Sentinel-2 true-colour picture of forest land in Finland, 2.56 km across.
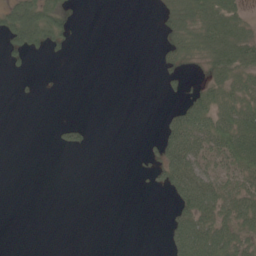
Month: June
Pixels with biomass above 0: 35%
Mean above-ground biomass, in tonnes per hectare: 27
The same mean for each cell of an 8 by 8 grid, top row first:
100 76 4 0 0 75 92 50
53 35 2 0 0 46 78 90
4 1 0 0 0 13 38 49
0 0 0 0 0 30 68 62
0 2 23 0 5 72 56 87
0 0 0 0 5 65 49 52
0 0 0 0 0 31 64 58
0 0 0 0 0 53 82 56
